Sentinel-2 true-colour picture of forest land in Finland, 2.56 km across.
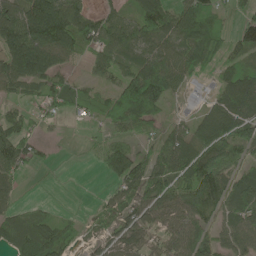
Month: June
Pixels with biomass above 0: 79%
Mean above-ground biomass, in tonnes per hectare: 71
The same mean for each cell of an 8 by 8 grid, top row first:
113 183 86 55 92 85 77 43
164 168 59 74 78 82 77 75
111 81 24 50 144 68 36 91
38 31 26 56 99 19 60 90
80 14 4 66 38 88 105 81
43 3 0 73 83 76 132 72
44 14 3 48 71 70 110 97
74 102 35 59 64 70 82 95
